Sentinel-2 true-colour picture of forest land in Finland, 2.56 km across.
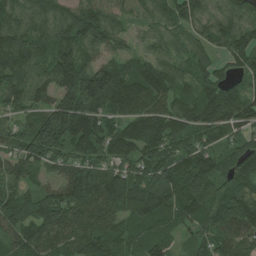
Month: July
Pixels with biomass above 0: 95%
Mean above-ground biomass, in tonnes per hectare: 102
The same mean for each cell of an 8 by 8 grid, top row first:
88 88 103 71 61 84 82 86
150 108 131 75 48 73 86 102
104 105 168 157 133 91 97 48
69 125 185 99 120 103 117 108
69 135 109 109 118 81 79 65
77 47 130 125 99 119 105 89
103 106 134 122 129 105 105 140
80 110 116 95 99 56 77 107
